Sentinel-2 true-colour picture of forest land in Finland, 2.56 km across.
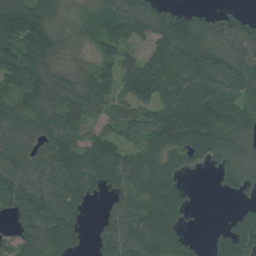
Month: July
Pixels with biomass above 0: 83%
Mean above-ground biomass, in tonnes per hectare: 101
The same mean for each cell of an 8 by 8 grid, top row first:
151 91 32 85 109 124 56 55
126 121 33 82 54 145 105 104
122 122 94 90 181 139 131 111
105 109 109 62 94 152 145 105
83 88 103 101 120 124 126 93
93 92 134 118 158 72 16 96
101 120 58 59 140 128 1 34
93 132 64 101 135 130 32 154
